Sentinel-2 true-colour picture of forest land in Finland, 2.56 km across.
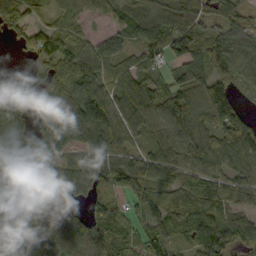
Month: September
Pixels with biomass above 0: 86%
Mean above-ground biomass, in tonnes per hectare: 89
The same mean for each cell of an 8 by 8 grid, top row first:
86 37 50 45 112 137 78 75
28 100 85 83 69 90 106 83
11 51 131 90 108 94 142 78
79 66 162 131 117 129 134 98
112 131 99 110 54 86 98 128
103 83 97 98 89 69 78 54
90 80 36 102 61 97 101 64
87 91 120 102 77 50 86 77
